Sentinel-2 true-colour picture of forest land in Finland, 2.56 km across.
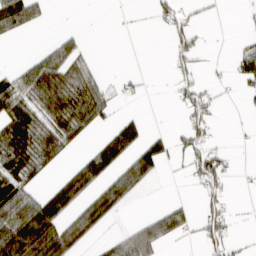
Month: March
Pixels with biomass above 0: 39%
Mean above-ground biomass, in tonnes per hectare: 36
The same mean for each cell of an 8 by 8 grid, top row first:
84 12 0 0 1 41 5 2
1 22 23 0 0 36 8 14
51 94 79 6 7 28 8 23
69 68 87 20 5 7 36 3
67 78 19 71 44 20 34 1
67 18 65 50 53 2 70 4
92 80 50 53 1 29 32 1
103 103 50 24 83 21 49 7
